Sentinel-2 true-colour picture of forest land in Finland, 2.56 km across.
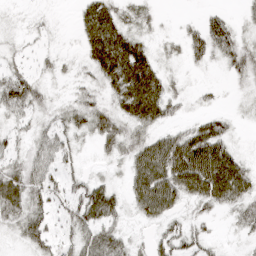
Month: April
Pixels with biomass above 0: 77%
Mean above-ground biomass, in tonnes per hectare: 43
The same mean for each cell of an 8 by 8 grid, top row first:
8 8 33 57 26 5 23 13
16 12 25 99 44 16 62 44
63 20 21 61 88 15 5 19
52 26 47 46 72 20 23 8
26 55 22 38 58 87 110 15
55 55 33 15 84 109 139 82
56 43 73 57 58 39 33 44
21 41 53 67 15 49 30 11
